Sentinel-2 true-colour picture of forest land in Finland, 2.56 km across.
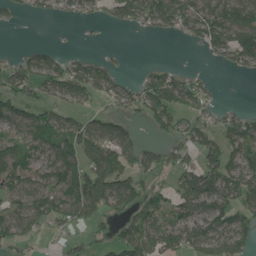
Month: June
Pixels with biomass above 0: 61%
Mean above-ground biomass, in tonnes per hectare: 61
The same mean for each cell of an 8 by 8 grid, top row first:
20 26 33 37 85 96 100 94
9 18 6 5 0 1 50 109
72 69 80 51 44 62 16 7
87 61 43 37 54 72 35 32
88 79 101 113 39 47 72 101
81 66 99 114 48 46 114 103
61 82 96 60 79 77 87 76
55 9 25 39 88 69 89 93
